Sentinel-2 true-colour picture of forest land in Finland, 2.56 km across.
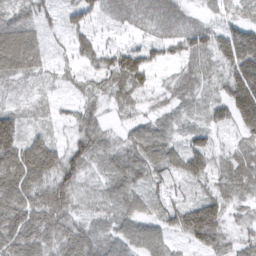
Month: March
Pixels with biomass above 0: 92%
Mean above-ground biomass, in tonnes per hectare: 61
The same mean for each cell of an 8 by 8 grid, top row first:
47 30 62 35 52 56 21 34
104 30 52 41 53 49 74 165
35 17 25 74 56 34 35 149
40 19 43 29 31 27 41 133
101 74 68 51 92 43 60 39
123 81 57 60 69 50 65 67
99 97 35 48 47 70 104 33
88 74 95 59 82 33 93 38
